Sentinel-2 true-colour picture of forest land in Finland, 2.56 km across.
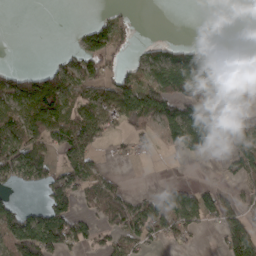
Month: March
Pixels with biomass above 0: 51%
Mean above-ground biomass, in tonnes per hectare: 54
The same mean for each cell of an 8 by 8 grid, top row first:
0 0 0 30 0 0 0 0
0 0 53 83 27 45 73 12
64 89 78 57 67 122 130 63
83 122 70 77 94 89 85 30
83 74 89 20 17 52 102 62
72 81 99 27 0 0 0 45
38 74 32 76 65 79 70 46
94 108 49 39 60 48 0 120
